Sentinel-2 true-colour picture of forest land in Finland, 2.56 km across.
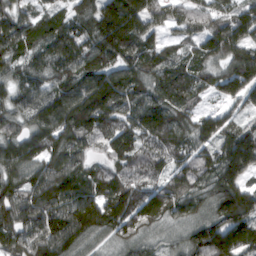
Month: March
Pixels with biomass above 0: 96%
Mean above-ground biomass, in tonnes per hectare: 131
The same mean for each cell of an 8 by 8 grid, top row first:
102 82 121 163 171 98 127 133
118 127 145 152 117 73 126 164
113 119 147 148 136 146 85 157
120 158 180 145 159 147 70 52
130 150 117 130 112 134 102 166
116 153 143 102 105 117 128 137
153 159 182 145 150 119 121 183
146 180 124 75 82 63 191 151
